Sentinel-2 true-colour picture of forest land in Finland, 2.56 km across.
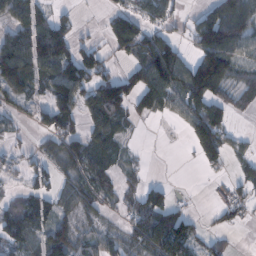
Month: February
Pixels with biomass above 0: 63%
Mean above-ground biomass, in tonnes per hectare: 65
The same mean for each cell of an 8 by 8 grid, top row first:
77 47 12 49 68 36 85 108
109 153 62 55 117 62 150 90
120 77 134 103 115 127 173 37
37 82 76 95 61 48 107 24
20 38 78 44 3 1 113 26
20 44 64 36 23 0 18 37
68 59 64 23 78 39 14 50
77 81 53 47 78 122 35 3
